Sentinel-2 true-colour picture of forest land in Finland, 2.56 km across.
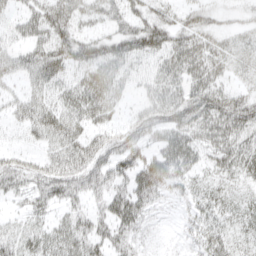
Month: April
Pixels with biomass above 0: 78%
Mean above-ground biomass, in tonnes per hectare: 37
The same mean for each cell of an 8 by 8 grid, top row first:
26 56 38 39 49 28 30 14
33 54 52 51 55 51 43 29
19 53 39 48 24 41 49 21
24 43 44 31 39 48 52 59
12 30 49 42 39 51 39 39
49 45 49 51 56 43 24 27
12 28 26 50 41 13 30 29
34 36 39 41 19 8 34 23
